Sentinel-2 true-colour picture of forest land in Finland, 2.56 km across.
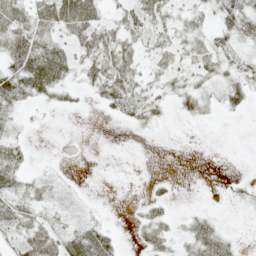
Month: May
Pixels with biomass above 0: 54%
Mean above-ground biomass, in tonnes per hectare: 17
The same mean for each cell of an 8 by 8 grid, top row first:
30 23 29 13 39 18 18 42
55 22 26 40 17 19 25 19
42 25 16 47 17 17 20 26
18 6 6 15 26 11 11 15
17 0 0 1 2 0 0 0
22 8 1 0 2 3 0 5
36 13 5 0 14 5 6 8
20 35 22 19 21 17 46 9
